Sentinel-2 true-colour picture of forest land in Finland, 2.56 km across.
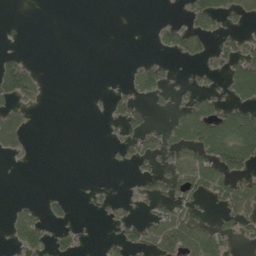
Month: May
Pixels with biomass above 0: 31%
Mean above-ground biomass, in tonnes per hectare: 33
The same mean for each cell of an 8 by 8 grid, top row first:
0 0 0 0 0 7 79 46
2 0 0 0 0 51 33 57
100 7 0 1 57 11 18 82
54 2 0 21 25 30 66 82
48 0 0 8 45 51 123 139
0 0 0 0 26 67 120 66
18 21 0 19 12 58 14 88
31 39 16 15 50 96 81 31
